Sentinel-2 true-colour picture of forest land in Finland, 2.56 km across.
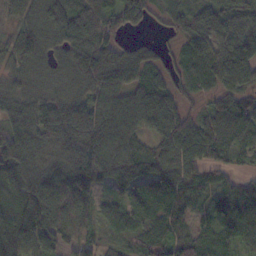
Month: November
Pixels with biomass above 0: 90%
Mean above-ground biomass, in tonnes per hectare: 80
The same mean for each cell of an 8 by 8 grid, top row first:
45 82 95 89 52 63 85 83
69 60 101 79 29 27 71 102
47 48 75 87 69 44 52 83
104 112 114 102 95 72 44 68
128 83 167 121 63 114 100 72
91 95 143 101 74 99 58 44
97 124 83 59 81 69 37 91
94 91 72 30 64 88 69 72
